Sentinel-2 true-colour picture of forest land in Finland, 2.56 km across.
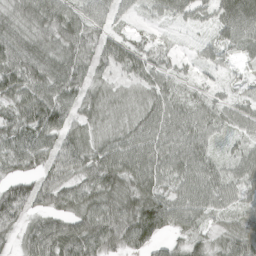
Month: April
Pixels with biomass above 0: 92%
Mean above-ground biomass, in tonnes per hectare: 55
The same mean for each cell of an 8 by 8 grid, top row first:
50 68 51 37 16 37 30 84
68 51 71 51 31 13 26 33
78 77 65 31 45 31 16 13
55 100 52 45 53 57 46 42
76 65 67 58 68 64 40 27
55 58 57 79 74 60 60 47
90 59 65 74 91 66 54 40
42 107 100 77 70 31 31 71
